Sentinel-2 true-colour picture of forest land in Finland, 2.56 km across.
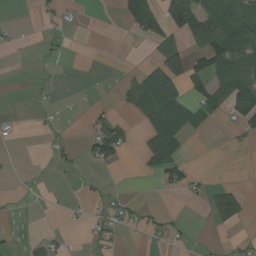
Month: August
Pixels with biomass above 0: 28%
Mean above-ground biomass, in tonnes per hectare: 29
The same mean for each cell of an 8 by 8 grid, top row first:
0 11 3 1 88 74 98 97
2 8 0 0 4 62 83 129
0 1 0 1 68 99 81 98
2 3 1 19 56 97 53 78
1 8 13 94 38 78 1 6
1 0 6 2 13 43 6 0
3 2 5 21 13 2 30 42
6 26 3 19 6 14 2 8
